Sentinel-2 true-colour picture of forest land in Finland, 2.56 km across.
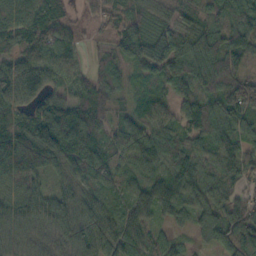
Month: October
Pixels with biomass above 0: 95%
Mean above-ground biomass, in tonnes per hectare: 77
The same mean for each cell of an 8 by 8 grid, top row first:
101 87 24 41 47 43 66 145
52 86 31 42 84 89 137 115
104 74 48 60 45 117 137 112
49 97 85 48 68 71 116 100
99 129 108 58 99 104 87 78
86 48 63 64 76 98 59 54
87 71 75 57 80 60 70 70
69 46 83 95 67 40 38 105
